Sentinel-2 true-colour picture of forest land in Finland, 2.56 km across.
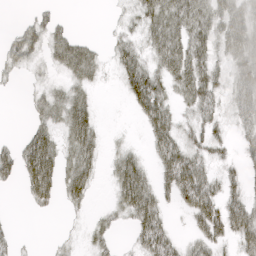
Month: April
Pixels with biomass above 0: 59%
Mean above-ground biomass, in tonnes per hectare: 33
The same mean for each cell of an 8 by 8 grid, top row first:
2 19 0 6 41 57 53 47
35 34 35 22 29 54 37 53
10 15 34 6 64 53 51 41
0 37 52 0 46 28 38 38
21 53 59 9 14 51 42 19
34 70 55 29 40 75 41 21
1 23 16 20 66 20 68 48
13 3 11 18 50 28 44 41
